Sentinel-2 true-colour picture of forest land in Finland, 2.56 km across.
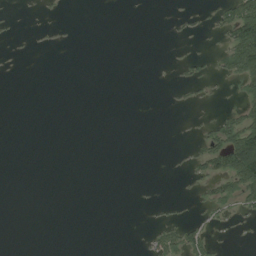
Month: August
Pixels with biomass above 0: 13%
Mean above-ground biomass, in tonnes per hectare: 10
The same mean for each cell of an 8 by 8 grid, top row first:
3 2 0 0 0 4 8 71
1 2 0 0 0 2 2 91
0 0 0 0 0 4 13 34
0 0 0 0 0 3 2 28
0 0 0 0 0 1 28 96
0 0 0 0 0 1 33 87
0 0 0 0 1 4 18 24
0 0 0 0 5 38 27 2
